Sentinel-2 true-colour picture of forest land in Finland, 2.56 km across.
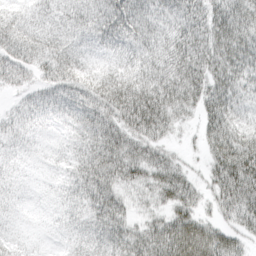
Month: March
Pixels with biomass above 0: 93%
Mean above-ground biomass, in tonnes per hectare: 53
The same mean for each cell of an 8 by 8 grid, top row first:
44 44 57 66 55 53 62 71
61 56 44 43 50 63 62 68
38 47 56 60 64 74 66 55
30 48 60 66 96 50 57 41
39 36 49 70 55 14 51 81
34 31 55 62 46 52 39 110
37 33 45 59 20 53 23 75
34 25 40 54 60 89 73 34
